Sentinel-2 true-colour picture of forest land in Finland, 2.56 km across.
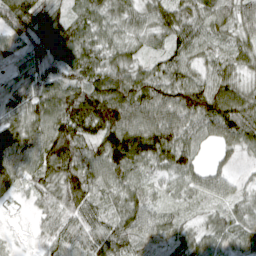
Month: April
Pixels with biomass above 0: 94%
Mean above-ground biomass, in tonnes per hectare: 65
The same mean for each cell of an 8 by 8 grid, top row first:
108 80 50 57 50 72 62 66
48 95 79 55 34 57 40 49
46 67 66 81 69 67 57 48
69 83 109 121 92 84 96 85
99 98 88 119 117 96 41 65
67 68 91 71 37 56 54 18
9 33 73 43 62 28 32 42
7 32 61 84 66 51 46 49
